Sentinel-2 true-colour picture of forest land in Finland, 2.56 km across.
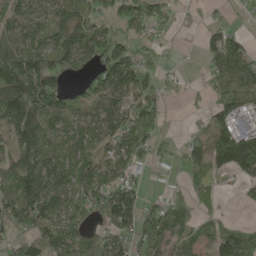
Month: May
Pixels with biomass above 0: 74%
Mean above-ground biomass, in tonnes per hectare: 85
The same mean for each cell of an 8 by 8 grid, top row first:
79 74 91 76 120 30 13 13
89 89 131 141 37 4 55 74
147 185 63 136 86 13 39 112
205 142 59 82 96 1 51 104
115 83 75 61 99 26 109 190
135 109 91 97 19 9 51 67
142 114 108 165 94 80 18 10
68 123 112 99 99 64 48 91
